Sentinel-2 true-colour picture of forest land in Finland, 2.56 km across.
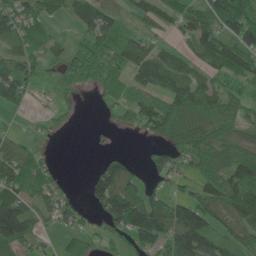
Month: June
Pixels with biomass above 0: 74%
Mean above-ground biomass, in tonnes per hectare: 66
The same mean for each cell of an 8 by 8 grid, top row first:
82 55 79 76 52 57 89 144
56 47 47 75 93 39 81 91
102 21 59 55 83 110 55 66
18 20 14 20 74 125 81 54
38 8 0 4 13 96 95 88
82 47 1 95 34 52 81 107
116 45 34 115 123 99 80 106
88 17 28 36 78 116 106 67
